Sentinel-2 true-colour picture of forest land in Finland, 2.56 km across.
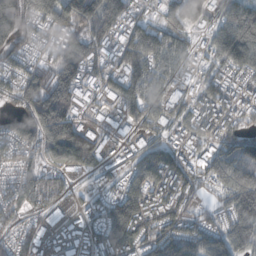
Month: October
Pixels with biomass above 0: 88%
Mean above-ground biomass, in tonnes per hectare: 105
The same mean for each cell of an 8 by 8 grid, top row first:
204 132 170 121 52 103 94 134
89 65 130 96 161 106 67 162
100 139 137 91 144 83 57 64
86 208 98 61 140 92 88 86
109 139 196 70 67 64 88 118
73 72 41 51 107 113 77 172
79 94 41 131 160 98 44 163
71 75 63 133 111 134 106 110
